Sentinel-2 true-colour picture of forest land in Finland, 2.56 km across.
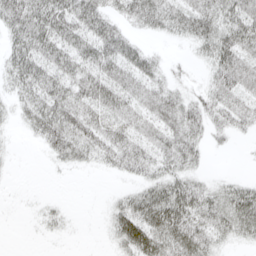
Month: April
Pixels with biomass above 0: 69%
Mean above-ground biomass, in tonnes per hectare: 28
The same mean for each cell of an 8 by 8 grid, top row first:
55 53 51 29 50 39 41 39
38 43 39 45 20 2 31 41
32 43 39 39 32 11 16 39
16 46 36 36 31 36 29 32
3 29 36 41 32 37 16 2
1 1 2 9 27 31 9 8
1 10 0 18 48 60 41 44
0 3 1 16 51 49 34 14
